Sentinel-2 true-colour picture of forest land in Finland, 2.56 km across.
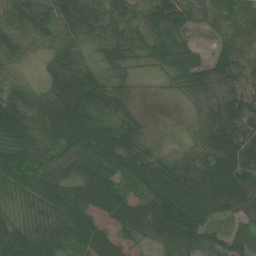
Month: July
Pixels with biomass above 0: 92%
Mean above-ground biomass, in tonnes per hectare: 57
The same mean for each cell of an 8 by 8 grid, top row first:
46 44 100 61 50 64 36 38
39 20 35 63 45 64 25 45
25 43 96 34 8 33 59 39
85 81 108 57 13 1 34 57
85 58 86 92 43 6 50 78
63 54 73 61 84 68 82 82
30 55 68 69 74 132 81 69
74 64 60 51 32 73 60 59
